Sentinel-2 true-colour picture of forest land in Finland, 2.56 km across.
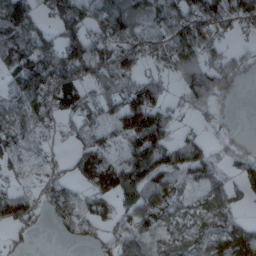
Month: March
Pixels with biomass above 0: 71%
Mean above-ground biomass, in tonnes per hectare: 85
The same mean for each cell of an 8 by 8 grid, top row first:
146 55 130 126 88 125 145 117
128 88 142 126 92 141 109 28
76 132 103 123 85 55 139 26
75 86 74 97 237 48 44 0
79 19 73 77 183 91 45 20
29 25 72 139 127 92 72 60
110 43 81 72 94 51 60 29
28 0 36 61 78 49 86 182
